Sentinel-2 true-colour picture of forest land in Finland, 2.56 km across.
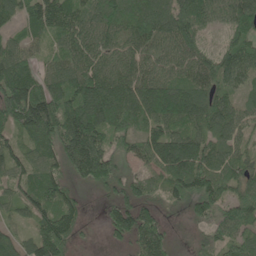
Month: June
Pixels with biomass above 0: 89%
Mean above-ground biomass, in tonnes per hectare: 99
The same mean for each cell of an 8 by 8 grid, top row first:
69 138 91 94 109 135 89 122
72 52 103 74 101 100 58 114
152 87 130 121 128 93 107 90
154 165 148 148 124 119 114 80
78 113 210 90 94 137 102 72
83 116 95 96 67 122 126 79
59 111 56 74 90 27 78 91
70 164 25 34 123 16 47 81
